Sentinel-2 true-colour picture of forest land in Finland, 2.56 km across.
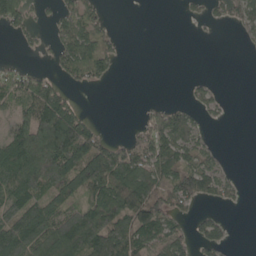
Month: May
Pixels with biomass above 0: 53%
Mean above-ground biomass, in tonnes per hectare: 68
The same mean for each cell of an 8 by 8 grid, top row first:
92 15 77 6 0 1 20 52
7 16 109 44 0 0 0 3
54 50 37 20 0 0 9 0
65 163 46 0 27 65 25 0
130 261 149 58 65 111 24 0
117 184 113 158 133 107 94 7
126 86 90 174 184 55 20 9
164 158 170 182 83 62 62 0
